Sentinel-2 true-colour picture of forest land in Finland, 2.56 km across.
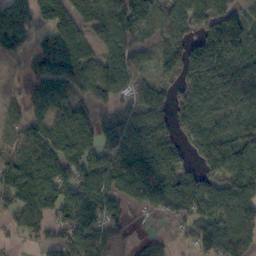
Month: October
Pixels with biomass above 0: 80%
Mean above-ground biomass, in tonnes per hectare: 110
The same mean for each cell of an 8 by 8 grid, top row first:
132 113 78 156 131 140 131 90
72 126 106 100 77 92 200 106
15 133 103 58 58 77 161 144
45 117 96 57 93 115 117 115
55 139 181 123 128 98 132 120
176 175 128 146 172 152 95 102
116 115 140 102 72 135 105 143
27 80 122 72 59 32 120 135
